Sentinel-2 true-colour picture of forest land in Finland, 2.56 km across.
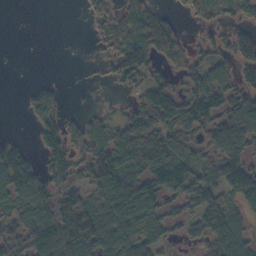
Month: October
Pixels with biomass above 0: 68%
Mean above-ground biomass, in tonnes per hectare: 72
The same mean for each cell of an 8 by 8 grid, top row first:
0 0 6 51 79 27 45 45
0 0 1 54 122 84 42 81
0 9 1 31 67 44 120 75
1 74 13 21 109 106 123 123
40 72 63 105 103 87 76 124
120 68 50 150 112 124 94 124
61 84 121 130 164 43 107 74
87 122 141 122 104 33 75 91
